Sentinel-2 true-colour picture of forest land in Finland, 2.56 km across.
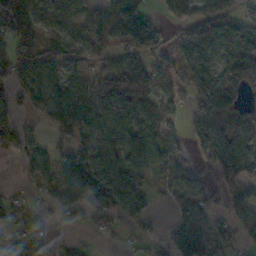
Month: November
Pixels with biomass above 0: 70%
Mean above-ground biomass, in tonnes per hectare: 76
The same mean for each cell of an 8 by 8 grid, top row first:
114 65 67 94 94 67 111 71
59 60 54 54 93 70 144 116
68 115 58 111 137 66 120 128
57 97 135 100 80 39 122 73
67 40 76 94 124 66 89 88
9 52 125 120 84 60 25 91
52 34 51 62 76 48 51 55
43 33 13 3 38 80 125 45
